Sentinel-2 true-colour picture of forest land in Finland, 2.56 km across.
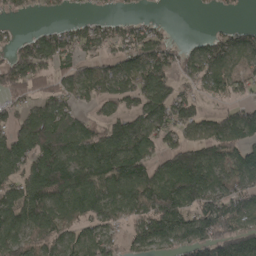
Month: April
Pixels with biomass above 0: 75%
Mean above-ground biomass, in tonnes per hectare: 99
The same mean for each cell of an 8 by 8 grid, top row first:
21 20 20 28 27 1 5 7
65 109 76 59 112 56 100 94
94 80 101 116 134 72 107 91
60 118 62 72 124 103 47 79
119 145 117 138 125 77 110 109
95 200 158 163 137 159 129 107
139 149 136 115 141 155 139 116
116 97 94 72 109 105 128 170
